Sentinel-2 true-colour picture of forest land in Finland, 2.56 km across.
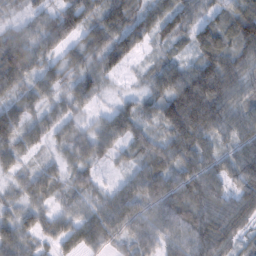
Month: February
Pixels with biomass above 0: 91%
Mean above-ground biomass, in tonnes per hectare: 64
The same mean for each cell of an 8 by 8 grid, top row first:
19 53 79 87 61 79 44 90
88 54 57 88 28 35 86 79
78 58 55 25 28 101 126 75
74 44 34 52 51 125 118 67
63 35 63 63 55 79 61 68
32 52 42 13 81 82 93 79
39 43 45 79 71 91 84 72
66 30 60 42 62 65 101 41
